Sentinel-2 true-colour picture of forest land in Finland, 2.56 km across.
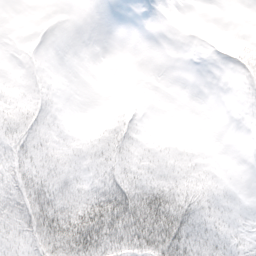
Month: March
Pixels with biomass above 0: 45%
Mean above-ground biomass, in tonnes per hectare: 11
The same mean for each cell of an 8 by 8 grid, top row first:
0 0 0 0 0 0 0 0
0 0 0 0 0 0 1 8
0 1 0 0 0 0 0 3
10 5 0 2 1 0 0 0
11 9 4 15 6 2 0 0
18 16 7 19 16 11 5 0
22 39 41 62 51 35 16 2
10 37 56 41 38 36 21 8
